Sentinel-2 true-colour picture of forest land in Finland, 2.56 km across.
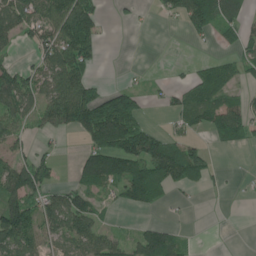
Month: June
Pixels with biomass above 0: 54%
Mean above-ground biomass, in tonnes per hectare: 63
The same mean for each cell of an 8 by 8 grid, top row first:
109 112 137 7 5 42 118 68
29 88 121 0 0 0 7 46
83 87 105 6 8 11 88 46
79 78 147 186 43 42 82 76
45 14 28 161 121 65 27 30
97 62 66 126 155 105 49 5
115 74 101 22 47 14 0 1
109 57 81 52 79 53 0 0
